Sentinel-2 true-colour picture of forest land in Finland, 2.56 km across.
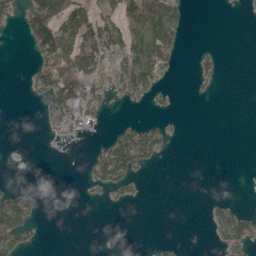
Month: April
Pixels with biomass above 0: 28%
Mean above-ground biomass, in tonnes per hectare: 29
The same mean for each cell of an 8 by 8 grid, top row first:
31 145 90 50 85 45 0 1
0 111 116 85 97 31 5 0
0 76 101 46 80 7 12 0
0 34 81 6 6 4 0 0
0 6 9 62 85 5 0 0
0 0 5 73 9 0 0 0
104 1 0 6 0 0 9 17
67 0 0 0 0 4 4 50
